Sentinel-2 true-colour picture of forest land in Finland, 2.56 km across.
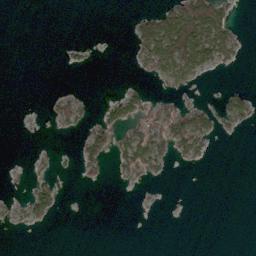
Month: March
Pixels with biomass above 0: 21%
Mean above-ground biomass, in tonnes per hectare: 15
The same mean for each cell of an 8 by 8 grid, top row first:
0 0 0 0 23 74 109 4
0 0 4 0 54 108 69 20
0 0 0 0 10 36 4 1
0 4 16 34 38 30 26 35
0 0 21 40 68 52 18 0
1 11 10 7 24 1 0 0
5 30 0 0 1 0 0 0
0 0 0 0 0 0 0 0
